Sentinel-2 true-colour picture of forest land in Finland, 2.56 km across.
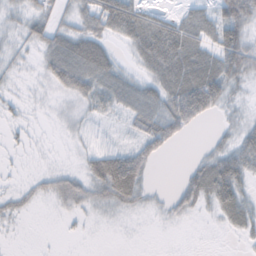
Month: October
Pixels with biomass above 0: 60%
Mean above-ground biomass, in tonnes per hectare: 28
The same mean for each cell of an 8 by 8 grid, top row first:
21 30 38 92 39 21 31 56
17 38 54 21 55 70 39 64
8 28 57 39 29 67 79 29
7 4 15 19 44 72 43 11
5 1 7 9 41 21 11 37
3 16 24 83 34 5 63 49
15 4 19 20 13 25 19 45
1 0 2 0 0 0 0 9
